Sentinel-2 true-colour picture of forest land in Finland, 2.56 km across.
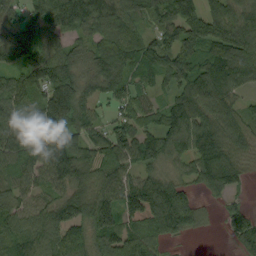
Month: September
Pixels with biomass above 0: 89%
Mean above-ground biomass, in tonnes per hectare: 93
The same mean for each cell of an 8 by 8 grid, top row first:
51 94 111 132 90 115 97 104
91 92 52 115 103 114 99 134
82 152 98 92 68 88 134 89
108 161 109 37 81 114 111 65
105 118 95 104 96 86 134 80
87 97 98 81 74 49 102 67
78 80 120 101 126 165 20 35
78 95 78 110 123 32 3 52
